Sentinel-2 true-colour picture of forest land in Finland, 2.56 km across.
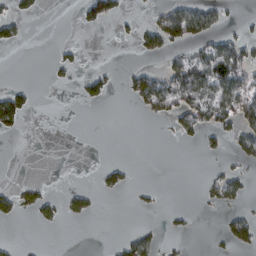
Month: February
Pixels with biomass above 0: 21%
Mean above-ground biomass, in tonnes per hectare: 20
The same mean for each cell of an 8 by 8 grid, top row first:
26 1 15 33 6 67 51 9
9 2 8 0 24 27 49 49
1 4 17 17 49 82 106 84
70 0 0 0 17 49 68 50
0 0 0 0 0 5 17 33
0 0 0 19 0 0 11 20
25 21 20 0 5 5 6 12
4 0 0 5 32 4 2 33
